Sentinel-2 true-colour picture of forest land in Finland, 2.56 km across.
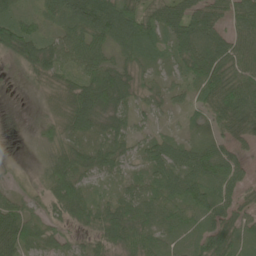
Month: June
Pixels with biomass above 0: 87%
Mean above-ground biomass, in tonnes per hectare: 53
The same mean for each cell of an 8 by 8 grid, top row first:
53 36 80 95 65 71 67 68
87 62 68 43 61 60 79 74
3 35 58 84 34 30 84 79
0 17 93 69 27 17 47 91
0 38 44 53 34 41 51 37
7 54 65 34 39 64 82 42
45 38 80 46 59 49 68 53
91 54 26 59 60 35 67 52
